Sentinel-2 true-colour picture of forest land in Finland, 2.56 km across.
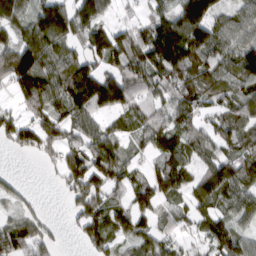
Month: March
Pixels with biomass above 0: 81%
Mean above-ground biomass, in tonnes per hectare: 90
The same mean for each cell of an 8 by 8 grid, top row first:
84 136 115 41 44 105 139 69
110 131 73 162 141 182 137 92
130 125 142 115 110 120 100 84
59 104 96 82 84 96 55 86
73 99 90 94 60 87 72 91
17 12 141 124 51 107 107 109
42 8 75 89 75 40 67 84
116 58 42 82 70 48 80 85
